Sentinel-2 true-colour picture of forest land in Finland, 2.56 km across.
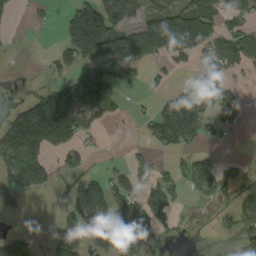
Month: September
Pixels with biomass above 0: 49%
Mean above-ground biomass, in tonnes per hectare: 73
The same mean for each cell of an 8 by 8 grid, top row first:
14 12 145 145 78 135 122 57
3 6 167 156 161 154 89 115
1 28 83 87 32 13 91 22
54 188 131 52 16 138 86 73
150 122 56 2 25 106 31 3
119 53 64 56 53 47 81 49
17 6 122 140 107 37 8 75
74 37 145 124 71 13 0 38
